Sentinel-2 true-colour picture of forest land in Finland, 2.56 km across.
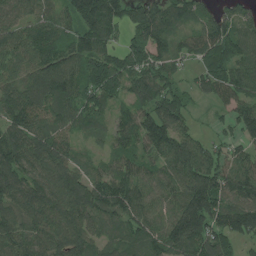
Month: July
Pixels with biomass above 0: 92%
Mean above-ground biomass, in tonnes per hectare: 108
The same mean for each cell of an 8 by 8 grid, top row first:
87 80 155 146 147 112 89 111
113 113 116 81 109 77 122 111
87 126 100 110 117 76 74 110
121 110 100 68 109 127 18 93
140 127 47 67 107 159 74 81
126 117 92 107 77 125 171 135
107 129 140 104 93 95 172 125
110 115 118 67 105 141 153 82
